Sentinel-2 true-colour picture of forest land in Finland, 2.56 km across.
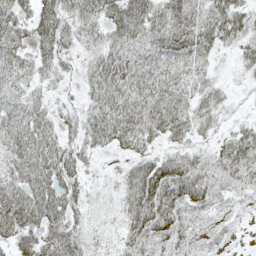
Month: May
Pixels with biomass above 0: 86%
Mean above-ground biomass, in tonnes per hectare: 44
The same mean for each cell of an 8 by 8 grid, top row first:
45 54 52 52 67 66 55 48
46 46 28 50 45 58 42 34
47 26 20 64 54 47 30 11
52 34 30 64 65 58 38 7
63 58 35 39 39 33 23 69
45 57 26 7 67 69 50 43
79 71 28 15 71 57 34 13
51 54 43 15 52 39 26 3
